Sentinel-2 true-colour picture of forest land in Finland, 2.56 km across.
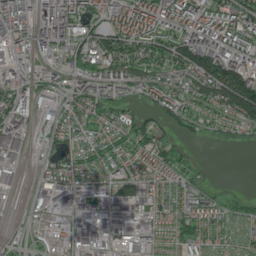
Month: June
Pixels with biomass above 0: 80%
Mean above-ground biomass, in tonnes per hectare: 60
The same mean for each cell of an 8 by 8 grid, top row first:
121 70 106 75 103 82 82 85
60 85 91 103 95 105 100 74
67 44 69 87 91 76 145 140
79 15 75 56 34 64 69 137
32 27 69 73 67 34 13 24
9 35 57 64 75 53 9 0
7 35 30 33 40 61 62 26
14 20 29 23 19 47 49 26
